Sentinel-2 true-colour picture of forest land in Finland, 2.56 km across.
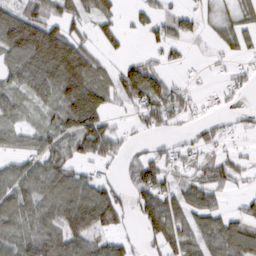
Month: March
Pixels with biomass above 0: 69%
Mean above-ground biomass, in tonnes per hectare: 62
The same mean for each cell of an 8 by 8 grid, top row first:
81 73 76 43 34 41 20 39
102 187 96 35 16 27 16 39
47 95 135 70 123 24 11 34
46 45 166 45 83 57 19 20
35 62 80 76 53 29 40 17
58 77 54 18 99 55 54 34
76 66 118 110 70 96 67 18
68 79 79 54 31 79 84 93
